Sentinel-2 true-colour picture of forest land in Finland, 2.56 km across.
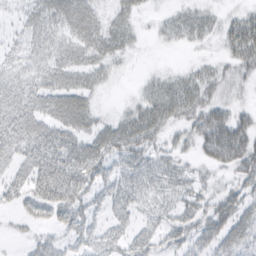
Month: March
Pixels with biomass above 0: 70%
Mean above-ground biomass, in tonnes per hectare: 29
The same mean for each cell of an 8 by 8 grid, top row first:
10 34 47 19 9 18 17 16
17 27 35 34 4 9 7 41
25 32 28 9 8 24 28 22
41 44 56 6 38 39 45 25
38 52 40 45 36 16 54 78
24 54 50 26 34 28 12 30
16 44 38 30 20 25 29 36
6 19 28 34 26 24 30 40
